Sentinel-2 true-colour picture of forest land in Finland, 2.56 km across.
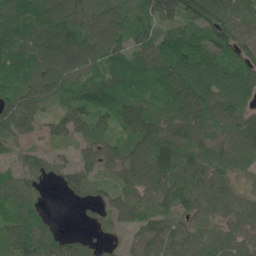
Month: May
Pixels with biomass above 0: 91%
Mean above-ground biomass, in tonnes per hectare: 82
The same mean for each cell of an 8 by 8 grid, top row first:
64 98 104 105 83 104 146 80
82 123 130 102 85 118 106 103
68 90 76 80 69 131 114 103
110 42 75 92 107 123 129 104
56 35 47 54 100 121 86 78
64 54 82 42 103 117 93 45
74 13 22 66 60 69 59 71
94 74 45 20 64 76 58 60
